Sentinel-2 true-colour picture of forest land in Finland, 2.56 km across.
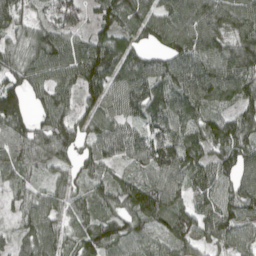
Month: April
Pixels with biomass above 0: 90%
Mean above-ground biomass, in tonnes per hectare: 87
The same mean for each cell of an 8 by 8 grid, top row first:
74 49 69 108 87 106 120 105
62 114 83 98 55 103 112 113
75 90 109 91 102 114 125 101
127 80 70 66 102 96 65 77
101 91 68 94 83 102 92 122
52 36 55 48 60 110 94 97
42 88 72 62 144 112 89 95
46 85 93 105 56 103 69 68
